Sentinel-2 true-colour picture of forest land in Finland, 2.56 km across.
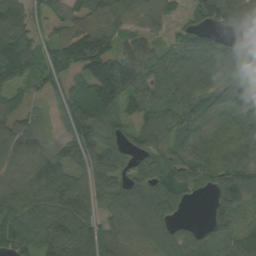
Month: September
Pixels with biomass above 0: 87%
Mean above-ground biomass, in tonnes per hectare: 92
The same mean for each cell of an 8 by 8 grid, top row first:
99 49 80 100 86 41 120 121
135 58 138 84 62 53 83 83
65 55 60 218 81 95 88 100
74 32 97 81 83 106 82 97
102 52 66 67 87 94 106 112
87 123 74 86 94 95 96 131
98 95 101 82 140 77 52 112
100 110 123 100 107 105 105 117
